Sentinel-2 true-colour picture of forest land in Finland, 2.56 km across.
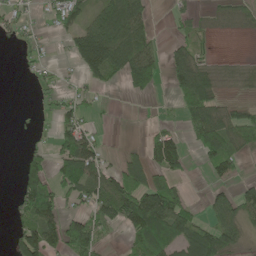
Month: May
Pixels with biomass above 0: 50%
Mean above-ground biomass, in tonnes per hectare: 55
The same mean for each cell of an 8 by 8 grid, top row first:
26 30 59 98 61 26 17 34
8 12 96 125 74 36 9 0
1 17 28 40 110 65 63 24
3 9 57 4 1 17 104 48
0 25 124 3 42 80 85 79
25 87 118 66 83 53 27 23
39 112 42 102 173 106 31 70
68 105 145 12 84 82 94 37
